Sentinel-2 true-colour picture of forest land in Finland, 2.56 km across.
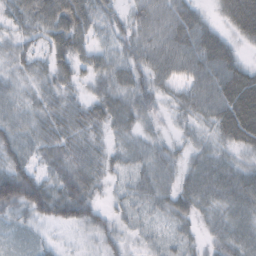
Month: October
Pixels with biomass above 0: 91%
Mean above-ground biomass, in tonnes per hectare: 44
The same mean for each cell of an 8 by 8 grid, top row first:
48 78 83 33 56 66 23 80
36 50 53 37 59 74 75 25
30 40 31 51 46 43 64 72
38 41 39 54 38 26 50 90
51 43 39 25 33 19 32 46
80 38 50 21 39 35 54 48
59 63 62 20 27 42 35 49
11 11 12 30 17 22 24 48
